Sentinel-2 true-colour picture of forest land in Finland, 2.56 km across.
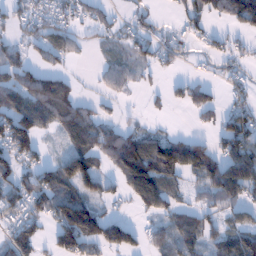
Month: January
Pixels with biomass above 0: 59%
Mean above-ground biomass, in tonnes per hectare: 56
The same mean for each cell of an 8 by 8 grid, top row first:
39 44 43 27 30 16 40 82
36 61 25 24 43 37 26 23
70 74 10 43 16 17 22 39
114 91 62 11 14 5 37 48
121 8 67 85 87 74 38 112
66 64 146 41 132 67 75 115
59 78 129 14 52 42 41 55
64 29 131 96 38 68 49 84
